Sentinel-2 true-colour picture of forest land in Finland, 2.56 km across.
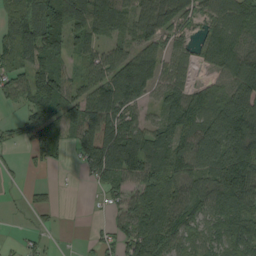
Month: September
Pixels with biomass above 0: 76%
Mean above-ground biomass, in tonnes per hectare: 81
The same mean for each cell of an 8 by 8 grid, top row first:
98 139 116 129 67 65 55 90
119 122 58 50 65 42 62 97
60 119 48 111 154 60 33 118
20 117 84 119 41 108 103 167
18 76 77 167 132 95 134 162
10 5 15 106 104 100 100 174
4 26 0 29 97 90 81 108
9 19 8 28 116 75 67 109
